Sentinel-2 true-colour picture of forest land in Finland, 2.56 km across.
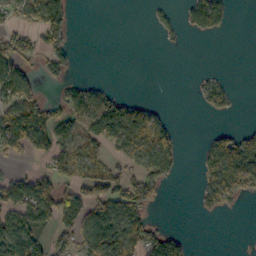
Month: October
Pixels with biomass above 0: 43%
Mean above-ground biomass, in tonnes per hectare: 54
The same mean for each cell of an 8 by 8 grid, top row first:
47 110 1 0 2 15 112 0
76 56 4 0 0 6 0 0
112 26 23 4 0 0 18 0
107 75 88 118 71 1 27 4
88 94 84 81 91 55 42 121
48 73 73 73 71 31 73 174
106 115 129 105 70 0 35 10
109 46 81 117 103 55 0 0
